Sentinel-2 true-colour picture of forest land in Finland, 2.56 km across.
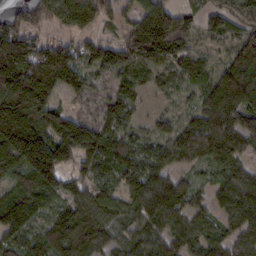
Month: February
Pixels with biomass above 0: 89%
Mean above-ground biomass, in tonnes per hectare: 121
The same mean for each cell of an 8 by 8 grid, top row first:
102 126 220 70 138 165 90 108
204 140 94 117 205 164 33 99
261 232 97 54 44 60 92 185
250 162 45 88 23 38 122 127
204 187 221 130 83 112 138 103
97 161 93 88 123 69 48 102
145 80 132 117 112 115 72 153
101 127 163 78 108 91 107 115
